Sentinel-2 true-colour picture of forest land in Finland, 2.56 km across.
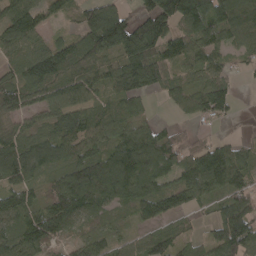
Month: April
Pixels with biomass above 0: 85%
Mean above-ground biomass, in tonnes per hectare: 79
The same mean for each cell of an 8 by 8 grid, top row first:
107 55 57 126 91 153 139 123
77 72 88 111 166 83 72 65
88 110 80 74 109 56 77 16
68 59 68 49 27 29 81 7
76 88 80 76 119 64 47 37
76 47 120 131 111 64 117 66
91 93 109 47 70 64 27 83
87 79 47 50 53 54 45 132
